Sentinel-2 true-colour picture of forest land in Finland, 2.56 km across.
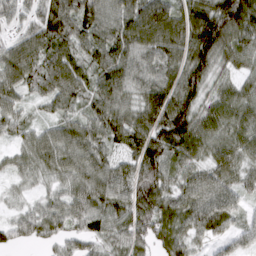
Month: March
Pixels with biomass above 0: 94%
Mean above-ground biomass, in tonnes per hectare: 74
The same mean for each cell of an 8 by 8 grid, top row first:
47 91 95 72 106 90 134 148
65 83 71 87 80 87 127 84
73 76 72 87 66 84 75 51
57 27 60 87 98 134 69 79
36 72 80 62 105 105 74 72
34 45 69 79 98 59 70 60
26 55 72 87 100 85 99 41
35 41 54 59 60 81 34 8
